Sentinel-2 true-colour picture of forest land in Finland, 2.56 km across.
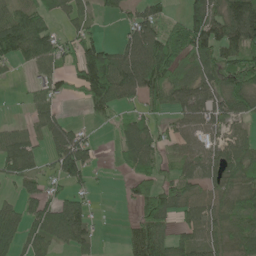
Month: June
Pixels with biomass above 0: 68%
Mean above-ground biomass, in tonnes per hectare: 67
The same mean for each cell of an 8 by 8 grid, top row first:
73 51 41 23 76 19 127 172
96 85 83 49 132 106 112 104
10 62 100 157 141 73 81 92
1 52 7 54 46 56 68 59
72 44 78 9 77 52 52 54
47 47 71 6 65 51 50 79
41 79 66 0 78 75 73 73
65 79 59 1 105 63 69 75
